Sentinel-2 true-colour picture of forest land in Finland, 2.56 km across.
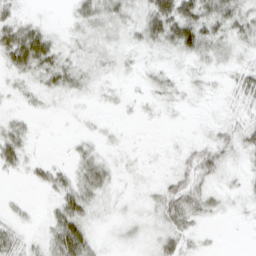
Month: March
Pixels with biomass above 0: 70%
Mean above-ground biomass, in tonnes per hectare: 17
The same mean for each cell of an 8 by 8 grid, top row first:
19 2 22 27 32 70 39 29
59 43 9 9 16 33 24 13
10 21 16 6 8 11 9 23
7 3 3 4 4 3 3 17
35 1 9 3 1 4 22 24
7 21 23 12 4 23 24 8
7 7 31 5 7 38 16 5
24 19 49 3 7 22 3 0
